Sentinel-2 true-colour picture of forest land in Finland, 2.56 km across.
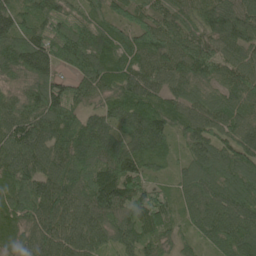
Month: June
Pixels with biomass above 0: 98%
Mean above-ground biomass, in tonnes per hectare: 102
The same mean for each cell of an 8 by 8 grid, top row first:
107 104 78 80 89 83 104 117
129 135 149 107 111 110 90 89
70 117 106 99 113 92 86 102
96 150 88 101 119 86 94 85
144 110 123 109 123 53 93 102
113 110 105 141 98 47 102 106
107 129 93 135 119 68 106 106
84 107 99 73 89 55 67 111
